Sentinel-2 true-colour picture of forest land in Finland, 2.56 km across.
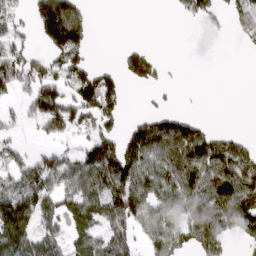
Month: March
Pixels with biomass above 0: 56%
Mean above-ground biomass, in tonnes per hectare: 82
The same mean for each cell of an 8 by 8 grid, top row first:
58 186 69 0 0 16 51 73
88 88 99 1 23 0 0 15
134 105 117 58 51 2 0 0
36 138 113 83 23 42 0 0
57 37 52 119 161 157 120 51
106 143 127 174 101 130 133 146
180 97 121 118 99 102 132 131
152 111 92 104 52 90 127 43
